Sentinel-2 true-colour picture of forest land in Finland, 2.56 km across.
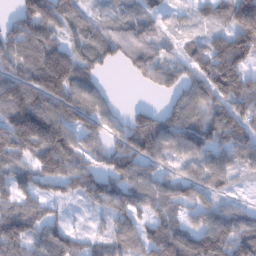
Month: January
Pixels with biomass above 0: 82%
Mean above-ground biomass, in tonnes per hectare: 92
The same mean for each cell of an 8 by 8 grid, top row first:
69 115 56 46 55 25 46 121
112 106 76 77 103 33 90 153
119 168 105 6 55 87 104 128
152 129 104 58 51 112 93 121
171 162 80 63 149 101 97 114
83 88 114 104 93 57 105 40
109 50 18 70 77 62 55 54
187 113 53 67 83 125 148 130
